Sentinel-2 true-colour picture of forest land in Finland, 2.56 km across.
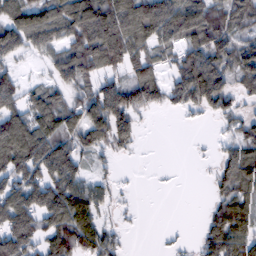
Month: February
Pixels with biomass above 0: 71%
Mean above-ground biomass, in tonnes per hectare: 87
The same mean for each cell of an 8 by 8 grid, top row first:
101 103 151 143 153 155 136 101
99 82 136 156 83 77 138 97
69 40 98 63 111 77 168 75
105 121 96 152 50 28 60 52
189 147 92 78 12 0 5 76
119 126 86 24 0 1 14 111
151 142 121 33 2 0 29 102
143 92 127 56 0 11 76 110
